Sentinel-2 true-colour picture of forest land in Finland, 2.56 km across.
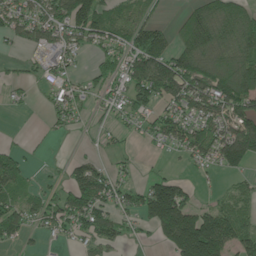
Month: June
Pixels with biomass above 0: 64%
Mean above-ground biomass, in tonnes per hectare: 74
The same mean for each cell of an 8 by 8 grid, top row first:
76 94 154 67 42 19 105 88
28 89 51 68 131 92 135 121
22 40 31 59 145 152 122 156
6 27 36 35 70 69 87 102
14 6 5 19 15 59 102 192
83 9 91 55 21 32 13 42
72 61 113 73 108 205 54 59
44 22 40 63 12 193 244 102
